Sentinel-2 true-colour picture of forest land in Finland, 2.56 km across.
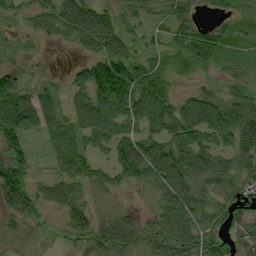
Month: September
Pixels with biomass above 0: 82%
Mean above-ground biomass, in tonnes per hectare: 48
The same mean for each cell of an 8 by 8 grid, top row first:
26 34 92 38 24 46 11 17
14 4 37 71 26 33 61 19
32 15 45 120 86 12 12 21
89 56 65 99 106 68 92 66
48 39 61 65 60 70 66 57
71 26 54 32 44 68 60 47
59 27 41 14 9 75 52 48
16 9 35 70 44 74 54 40
